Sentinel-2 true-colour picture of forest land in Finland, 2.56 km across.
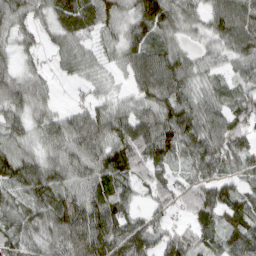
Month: March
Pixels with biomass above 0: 90%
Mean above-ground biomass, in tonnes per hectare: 69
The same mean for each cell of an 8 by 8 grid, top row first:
76 50 81 76 114 80 68 102
39 32 47 31 84 55 31 79
50 27 33 22 88 101 48 52
59 36 46 65 66 108 83 77
63 53 82 80 89 95 90 66
100 90 79 89 55 36 70 44
68 98 107 108 32 39 91 62
73 69 96 120 90 60 44 78
